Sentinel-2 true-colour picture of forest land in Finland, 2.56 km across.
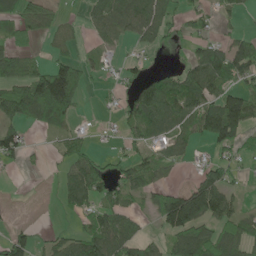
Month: June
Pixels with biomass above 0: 57%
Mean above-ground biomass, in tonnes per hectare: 59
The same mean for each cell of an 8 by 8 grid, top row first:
69 47 15 69 99 44 37 26
52 20 22 24 36 13 65 73
89 157 73 13 44 55 100 60
99 168 33 15 100 82 120 155
74 8 34 13 56 65 52 67
4 4 95 55 74 12 69 23
3 1 54 68 32 136 125 31
67 29 77 100 55 78 89 80
